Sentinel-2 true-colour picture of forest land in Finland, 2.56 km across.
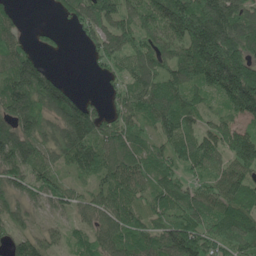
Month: May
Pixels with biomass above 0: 86%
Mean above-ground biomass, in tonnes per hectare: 102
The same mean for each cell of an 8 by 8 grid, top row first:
36 6 115 144 118 167 194 137
87 27 15 133 111 104 222 170
147 101 2 37 116 105 138 201
154 95 147 50 80 137 57 89
166 76 159 119 67 108 113 144
91 79 60 116 99 79 70 105
57 48 56 100 71 105 111 132
75 57 44 93 89 142 108 148
